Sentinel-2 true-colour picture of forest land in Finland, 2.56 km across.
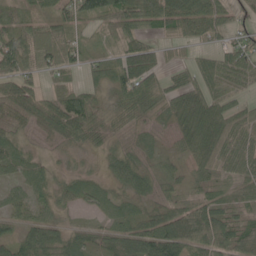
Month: May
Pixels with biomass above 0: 85%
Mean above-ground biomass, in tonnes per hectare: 56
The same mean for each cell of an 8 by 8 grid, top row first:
53 44 80 80 131 114 85 29
87 100 51 30 70 31 36 62
98 32 21 59 78 33 61 51
78 72 81 34 43 58 87 52
46 13 25 22 29 23 80 63
35 33 29 39 45 30 47 45
39 35 22 30 29 70 71 42
59 74 43 43 95 134 110 83
